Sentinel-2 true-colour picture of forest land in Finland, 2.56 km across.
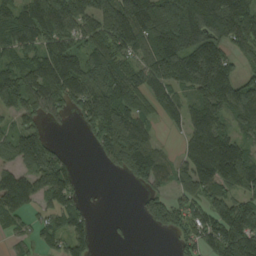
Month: August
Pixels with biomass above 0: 76%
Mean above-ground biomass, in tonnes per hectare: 121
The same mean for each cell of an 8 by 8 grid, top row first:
116 188 155 210 197 204 207 227
113 130 100 162 121 183 155 106
144 186 171 137 97 133 219 108
84 95 95 192 73 76 145 128
113 81 7 179 135 21 172 118
107 173 32 22 147 85 163 204
119 74 68 0 67 110 116 148
47 71 79 7 0 44 138 230
